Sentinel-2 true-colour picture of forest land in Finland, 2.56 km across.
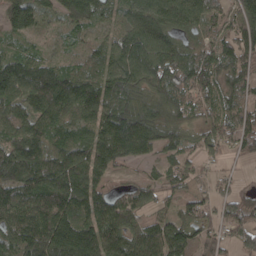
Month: April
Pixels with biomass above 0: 91%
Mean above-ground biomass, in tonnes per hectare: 120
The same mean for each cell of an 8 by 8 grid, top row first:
119 52 128 37 149 162 98 126
55 34 52 97 172 150 103 125
188 162 134 129 143 140 125 119
102 162 134 128 155 124 85 108
123 131 121 171 132 98 88 95
146 139 138 60 42 93 49 35
158 184 148 153 89 66 70 127
150 207 235 143 148 154 98 75
